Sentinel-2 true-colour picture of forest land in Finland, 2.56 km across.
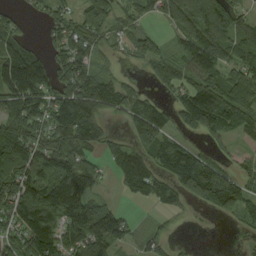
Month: September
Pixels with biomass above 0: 74%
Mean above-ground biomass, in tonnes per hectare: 92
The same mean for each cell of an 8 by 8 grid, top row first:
41 58 66 75 54 121 137 62
116 65 101 27 39 41 139 95
170 125 123 54 20 59 88 96
92 112 140 65 138 77 157 85
158 116 108 43 91 77 34 26
145 127 142 38 157 128 185 67
175 211 176 60 13 48 58 94
86 171 160 110 42 17 0 7
